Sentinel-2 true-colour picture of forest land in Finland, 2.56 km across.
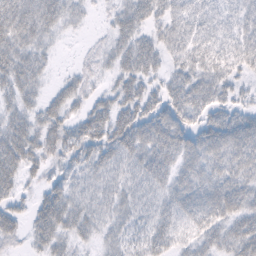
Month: February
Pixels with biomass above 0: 87%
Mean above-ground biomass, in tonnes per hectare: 38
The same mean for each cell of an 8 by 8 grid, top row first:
60 45 17 19 41 41 37 29
48 20 4 27 46 36 40 41
45 15 25 21 41 35 44 23
33 36 27 50 49 52 43 32
56 42 44 51 59 59 56 65
40 27 28 30 41 46 49 47
25 52 36 30 28 40 57 53
18 39 21 22 29 30 37 48
